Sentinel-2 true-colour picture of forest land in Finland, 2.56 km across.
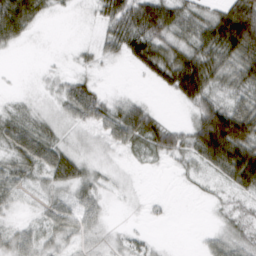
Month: February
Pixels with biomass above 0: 67%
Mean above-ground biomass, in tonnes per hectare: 27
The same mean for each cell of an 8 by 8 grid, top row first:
73 10 1 39 68 43 31 77
10 0 5 22 63 39 51 76
0 4 18 0 10 68 58 39
15 8 33 30 39 1 60 58
39 39 9 19 26 32 88 84
23 24 28 7 1 3 12 64
8 17 25 2 4 1 2 10
24 13 9 7 8 0 12 18
